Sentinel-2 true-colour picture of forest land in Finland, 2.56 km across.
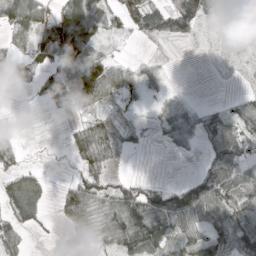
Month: March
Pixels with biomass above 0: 67%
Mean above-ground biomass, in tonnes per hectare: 38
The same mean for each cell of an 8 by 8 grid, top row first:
63 43 90 35 61 76 48 36
14 60 78 5 7 3 3 6
16 52 81 65 34 1 0 3
1 13 18 23 9 35 28 45
17 2 47 51 14 28 38 57
41 10 34 27 10 2 62 56
61 19 65 62 98 97 72 69
33 3 24 46 78 39 60 70
